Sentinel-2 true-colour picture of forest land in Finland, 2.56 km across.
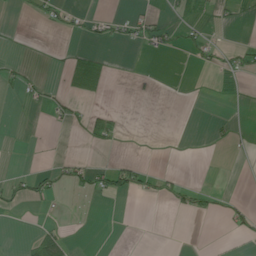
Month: June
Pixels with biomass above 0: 12%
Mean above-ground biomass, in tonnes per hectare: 7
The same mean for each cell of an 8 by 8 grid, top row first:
2 17 9 11 18 6 5 4
1 1 5 4 12 11 19 13
12 4 24 4 5 0 1 2
0 9 8 11 0 0 0 1
0 0 2 6 1 0 3 3
15 21 25 37 20 10 0 0
15 1 0 0 0 13 14 17
1 50 1 0 0 0 1 6
